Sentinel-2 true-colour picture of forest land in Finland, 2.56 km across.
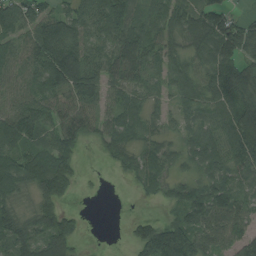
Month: August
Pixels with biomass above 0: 83%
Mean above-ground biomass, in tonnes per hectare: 77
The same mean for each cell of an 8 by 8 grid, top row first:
88 89 79 105 61 78 113 38
56 158 105 75 100 58 84 132
56 117 144 63 58 59 68 109
89 73 84 58 56 40 67 128
97 74 62 71 56 42 89 143
88 148 25 9 78 45 65 64
45 72 9 0 3 70 132 86
95 107 29 0 124 186 71 85
